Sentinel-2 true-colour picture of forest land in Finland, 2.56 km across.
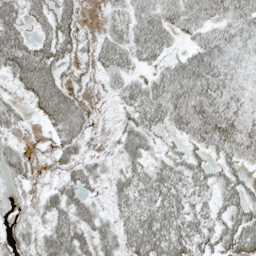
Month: May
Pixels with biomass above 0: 76%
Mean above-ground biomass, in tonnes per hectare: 43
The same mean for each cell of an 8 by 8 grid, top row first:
53 55 26 26 49 51 49 53
72 58 28 50 54 21 57 40
41 79 18 25 32 70 69 29
25 62 48 9 53 60 59 38
16 12 39 16 47 22 53 52
27 6 41 28 52 51 38 30
22 38 54 24 56 52 31 50
36 54 59 47 80 67 39 72
